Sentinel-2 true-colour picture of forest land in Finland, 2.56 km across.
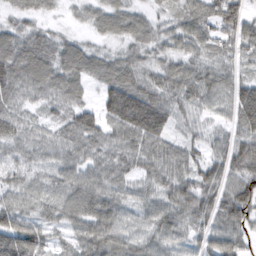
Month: February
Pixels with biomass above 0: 93%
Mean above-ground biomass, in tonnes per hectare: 69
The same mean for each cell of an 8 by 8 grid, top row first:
34 21 25 71 44 55 95 93
93 82 58 29 62 52 58 65
101 91 67 85 61 75 74 55
68 41 86 100 157 62 41 88
58 61 79 71 87 54 54 88
42 40 79 79 51 78 79 86
72 52 87 83 51 90 77 107
110 58 82 84 61 43 54 50
